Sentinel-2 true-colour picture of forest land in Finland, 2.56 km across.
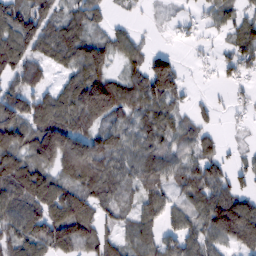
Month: February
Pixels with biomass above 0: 79%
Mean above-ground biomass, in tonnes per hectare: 76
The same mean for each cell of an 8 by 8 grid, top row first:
102 82 71 23 8 15 33 47
103 85 106 72 41 13 10 83
74 43 109 85 109 87 5 31
106 116 112 93 77 55 28 15
113 157 103 84 78 63 51 12
131 94 102 86 83 67 100 40
111 130 113 64 74 53 115 130
92 113 103 63 79 74 73 108
